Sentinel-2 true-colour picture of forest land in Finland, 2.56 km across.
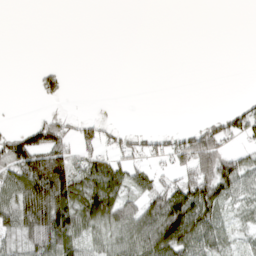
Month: April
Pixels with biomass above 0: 44%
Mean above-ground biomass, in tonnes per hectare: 45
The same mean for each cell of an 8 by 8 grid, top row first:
0 0 0 0 0 0 0 0
0 0 0 0 0 0 0 0
0 51 0 0 0 0 0 0
0 11 4 1 0 0 5 55
97 109 58 35 44 56 135 28
81 186 93 104 41 58 141 98
87 143 100 98 58 140 126 38
44 90 55 48 89 143 80 26
